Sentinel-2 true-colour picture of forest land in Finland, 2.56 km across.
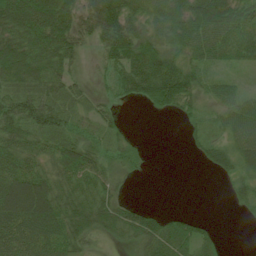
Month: July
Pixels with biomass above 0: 76%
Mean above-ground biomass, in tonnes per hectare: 51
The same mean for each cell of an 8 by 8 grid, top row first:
80 101 66 101 57 71 118 83
76 74 36 78 66 51 72 45
53 60 14 35 105 101 30 15
72 69 23 25 9 39 22 59
68 40 47 31 11 0 42 60
93 58 70 34 8 0 9 40
104 90 74 61 32 5 0 17
75 73 48 23 61 80 31 0
